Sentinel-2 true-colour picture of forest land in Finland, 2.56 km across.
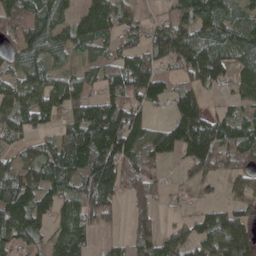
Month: April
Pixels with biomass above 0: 77%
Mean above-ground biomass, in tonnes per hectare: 88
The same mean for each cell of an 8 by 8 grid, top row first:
124 108 74 103 27 79 119 74
62 97 70 58 91 120 119 104
69 92 74 101 132 44 101 70
99 93 93 137 68 92 59 51
52 57 154 176 122 121 148 106
97 115 113 128 87 12 77 50
150 95 113 62 80 14 30 74
92 59 98 26 75 82 90 101
